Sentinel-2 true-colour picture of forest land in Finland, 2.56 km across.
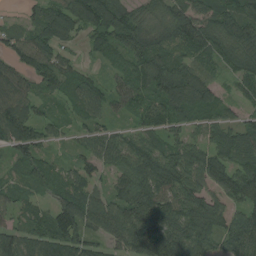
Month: August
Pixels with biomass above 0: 90%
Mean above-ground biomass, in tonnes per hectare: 77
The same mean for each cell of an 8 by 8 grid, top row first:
10 79 112 101 51 73 80 103
67 92 27 74 103 67 75 94
72 78 62 39 82 98 50 59
104 38 55 45 72 87 74 39
101 49 38 80 71 63 70 90
31 68 64 50 106 112 90 106
47 59 122 79 122 100 119 63
100 101 105 62 110 122 92 91
